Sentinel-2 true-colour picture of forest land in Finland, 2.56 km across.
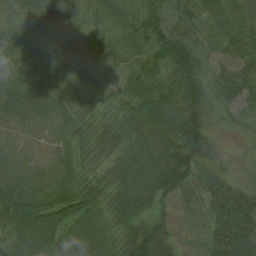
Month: August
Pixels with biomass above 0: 98%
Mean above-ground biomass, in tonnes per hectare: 53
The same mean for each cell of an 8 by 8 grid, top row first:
49 40 17 39 47 40 41 32
49 39 22 28 38 77 30 34
52 49 42 32 57 53 33 40
78 75 49 35 81 68 47 24
57 55 53 52 65 73 47 6
67 61 51 48 73 73 38 18
94 106 78 51 43 31 43 82
69 115 80 54 80 29 47 92
